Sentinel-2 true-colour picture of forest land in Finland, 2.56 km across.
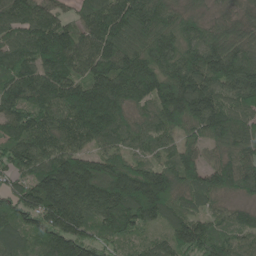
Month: June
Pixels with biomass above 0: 97%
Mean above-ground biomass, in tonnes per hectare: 132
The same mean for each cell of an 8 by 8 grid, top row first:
142 117 82 149 155 99 61 64
113 168 124 139 122 133 160 125
138 164 123 185 175 196 171 198
139 120 157 147 81 204 181 131
124 104 76 83 69 76 86 108
92 192 250 213 183 148 126 137
130 208 153 179 207 87 55 55
88 148 158 90 52 122 138 77
